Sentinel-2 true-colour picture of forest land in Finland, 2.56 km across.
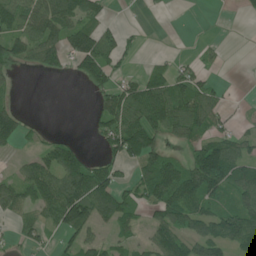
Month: June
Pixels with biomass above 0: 57%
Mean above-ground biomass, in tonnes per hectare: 59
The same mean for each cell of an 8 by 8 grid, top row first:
92 105 86 13 6 2 1 10
67 87 110 65 9 1 16 0
11 7 37 51 50 65 26 1
45 0 0 103 123 107 89 8
42 42 22 67 119 37 78 53
40 100 126 67 78 114 150 80
62 92 152 113 60 114 64 86
22 20 65 42 32 90 84 97
